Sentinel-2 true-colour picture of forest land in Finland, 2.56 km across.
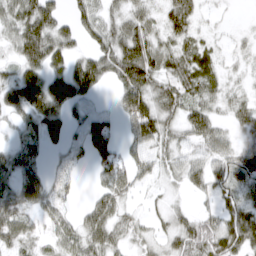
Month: March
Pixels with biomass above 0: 78%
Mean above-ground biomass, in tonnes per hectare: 45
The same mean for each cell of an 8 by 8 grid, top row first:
53 71 40 31 33 77 10 1
46 87 29 63 78 43 28 9
58 74 77 40 87 56 47 10
51 73 30 29 82 47 43 30
30 40 35 64 62 38 50 28
52 30 13 68 27 27 59 59
47 34 18 55 11 17 19 55
43 21 51 53 20 50 71 72
